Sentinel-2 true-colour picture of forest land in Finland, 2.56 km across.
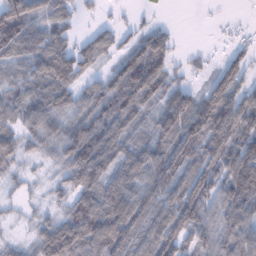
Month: January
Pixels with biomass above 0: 82%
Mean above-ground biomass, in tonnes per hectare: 84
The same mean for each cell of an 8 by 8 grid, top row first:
161 92 36 13 13 0 2 4
102 119 67 62 105 33 11 35
63 112 70 76 147 42 40 76
69 110 78 102 61 130 124 106
86 78 142 99 77 123 116 110
38 29 97 92 115 114 113 150
21 37 106 135 99 114 106 125
26 117 134 138 94 101 83 113
